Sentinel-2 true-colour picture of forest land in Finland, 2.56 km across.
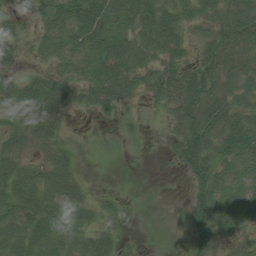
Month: July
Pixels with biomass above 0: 77%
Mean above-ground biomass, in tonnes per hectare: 38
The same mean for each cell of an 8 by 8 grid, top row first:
21 46 80 73 60 51 35 50
33 36 56 59 42 39 36 51
24 49 39 59 34 56 61 40
53 80 18 21 9 37 57 37
29 30 2 3 5 38 61 74
55 43 20 0 1 5 55 41
59 61 40 16 3 4 61 54
44 56 28 27 6 4 44 23
